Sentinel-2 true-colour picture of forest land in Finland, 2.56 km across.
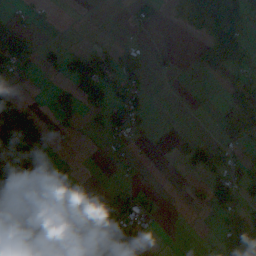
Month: September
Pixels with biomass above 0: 43%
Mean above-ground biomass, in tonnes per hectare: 42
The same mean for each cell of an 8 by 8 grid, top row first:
18 5 0 1 44 10 89 79
121 26 25 22 14 10 66 108
20 10 86 68 29 4 10 66
76 15 49 76 28 1 2 104
53 31 2 22 2 7 46 47
65 22 9 2 2 2 59 63
106 85 47 39 30 0 26 64
97 144 112 100 33 0 3 71
